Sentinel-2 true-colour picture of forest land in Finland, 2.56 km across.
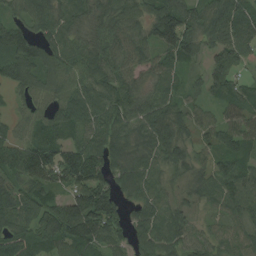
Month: August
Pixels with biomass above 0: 94%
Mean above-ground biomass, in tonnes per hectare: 76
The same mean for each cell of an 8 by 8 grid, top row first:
48 79 54 78 76 118 85 99
123 74 67 77 73 109 52 101
80 61 68 84 45 43 66 51
29 49 99 87 76 68 39 94
63 98 81 87 74 88 49 75
60 99 125 77 82 40 59 90
86 83 140 124 72 51 35 76
86 90 110 80 58 64 55 66
